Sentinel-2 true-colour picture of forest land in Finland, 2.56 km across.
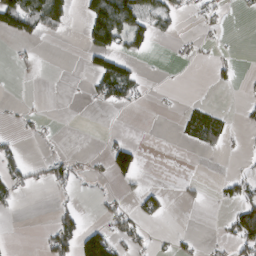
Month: March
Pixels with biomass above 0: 23%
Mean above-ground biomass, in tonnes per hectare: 27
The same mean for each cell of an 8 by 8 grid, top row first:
118 86 18 152 64 28 20 5
6 0 15 82 28 7 9 2
1 0 2 116 12 0 7 7
6 2 0 6 2 8 47 7
13 5 0 31 7 6 43 5
35 26 14 47 14 3 2 31
11 3 27 24 48 3 9 82
0 41 123 92 23 13 6 88
